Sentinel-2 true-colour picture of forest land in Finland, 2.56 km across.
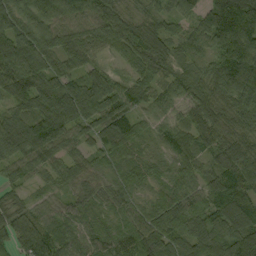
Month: September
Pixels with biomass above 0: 97%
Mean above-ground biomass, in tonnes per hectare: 76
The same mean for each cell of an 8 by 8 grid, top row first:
84 98 83 78 45 63 99 141
123 75 64 59 97 52 65 107
87 81 62 65 67 74 69 100
66 131 113 117 53 54 85 73
125 126 64 84 34 78 66 72
64 50 51 41 43 57 69 100
54 41 57 50 50 69 67 86
65 82 62 56 76 72 116 120
